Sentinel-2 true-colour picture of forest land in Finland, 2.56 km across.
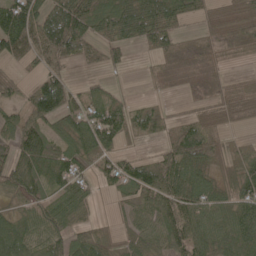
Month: May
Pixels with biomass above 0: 78%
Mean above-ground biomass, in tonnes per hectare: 60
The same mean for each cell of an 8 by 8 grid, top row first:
124 97 117 93 108 74 44 66
79 86 62 50 32 45 37 33
23 64 11 11 13 35 43 12
47 102 66 62 55 12 44 44
81 67 73 57 22 82 75 22
68 64 57 65 92 100 52 71
38 78 60 16 66 84 64 73
95 83 56 32 68 71 65 65
